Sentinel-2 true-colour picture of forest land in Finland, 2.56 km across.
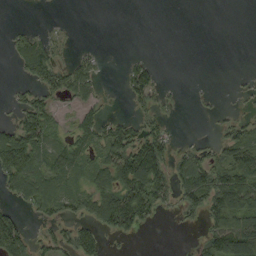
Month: September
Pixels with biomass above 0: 47%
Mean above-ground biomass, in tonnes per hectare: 45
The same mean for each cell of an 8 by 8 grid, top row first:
0 1 0 0 0 0 0 0
39 59 9 0 0 0 0 0
14 68 71 2 75 2 1 4
32 72 35 8 28 8 5 13
118 71 62 87 104 24 22 85
86 96 50 88 159 67 95 104
28 50 47 126 109 29 90 110
93 35 81 15 4 1 67 155
